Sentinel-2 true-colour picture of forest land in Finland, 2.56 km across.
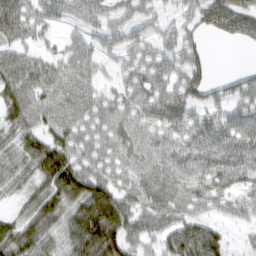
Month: March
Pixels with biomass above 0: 77%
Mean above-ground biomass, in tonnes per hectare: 43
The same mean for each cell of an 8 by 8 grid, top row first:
54 36 29 27 13 13 61 77
30 12 6 15 13 25 14 12
55 43 28 9 40 37 39 35
57 54 49 41 45 53 42 40
47 62 47 44 43 44 52 49
54 56 72 45 46 51 57 50
10 38 74 91 45 50 27 19
53 44 81 88 44 65 81 9
